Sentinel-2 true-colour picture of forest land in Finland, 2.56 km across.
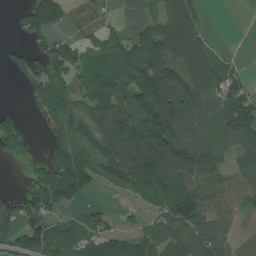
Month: July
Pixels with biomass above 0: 70%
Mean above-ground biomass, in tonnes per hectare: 92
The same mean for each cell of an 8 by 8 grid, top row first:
35 121 4 16 23 147 20 0
27 86 60 68 121 151 67 2
21 132 62 112 151 146 140 51
37 89 88 141 188 186 80 104
96 51 111 156 188 179 113 54
2 125 172 138 203 199 108 49
67 93 34 16 31 137 119 69
75 117 84 82 71 124 122 58
